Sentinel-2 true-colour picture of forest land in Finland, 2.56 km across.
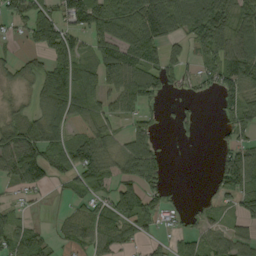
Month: September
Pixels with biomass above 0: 65%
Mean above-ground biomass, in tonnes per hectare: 59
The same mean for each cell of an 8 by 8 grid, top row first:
67 78 104 100 114 92 94 63
10 124 44 95 108 32 49 82
30 83 96 77 105 24 36 91
25 75 61 49 43 16 1 70
90 91 77 38 81 6 0 63
58 60 72 52 114 0 10 121
17 3 37 80 68 15 23 58
63 29 48 75 31 32 50 54
